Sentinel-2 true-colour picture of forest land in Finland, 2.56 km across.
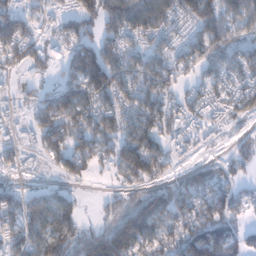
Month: January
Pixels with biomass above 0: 76%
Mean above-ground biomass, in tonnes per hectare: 86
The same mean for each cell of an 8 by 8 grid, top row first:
108 45 110 126 122 78 136 105
89 45 120 92 77 67 107 82
21 30 126 136 110 67 49 68
27 126 134 120 125 63 39 56
55 99 109 108 138 30 10 28
29 23 46 32 120 47 71 37
88 143 54 41 137 120 115 58
90 121 106 181 150 105 154 73
